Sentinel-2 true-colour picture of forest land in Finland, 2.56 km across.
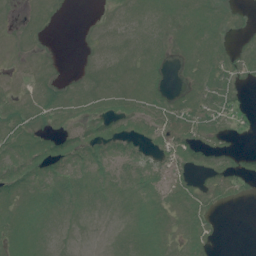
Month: July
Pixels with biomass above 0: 70%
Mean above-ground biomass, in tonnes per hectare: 8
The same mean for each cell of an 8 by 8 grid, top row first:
2 4 0 5 10 11 13 2
5 2 1 8 10 9 12 3
5 7 6 8 11 2 10 4
10 11 8 10 12 10 8 4
13 11 12 13 8 13 6 1
15 11 10 10 11 9 7 10
10 10 7 7 11 9 7 1
10 7 2 3 10 6 7 0
